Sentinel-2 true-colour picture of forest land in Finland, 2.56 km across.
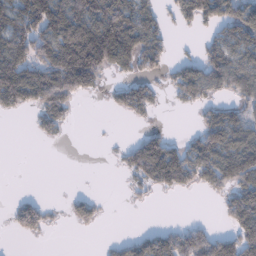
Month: January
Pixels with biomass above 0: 50%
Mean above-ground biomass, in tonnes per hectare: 68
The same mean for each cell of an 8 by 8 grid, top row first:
98 156 141 166 91 41 92 118
105 117 226 194 122 13 50 79
149 148 164 27 57 66 103 83
42 93 7 24 56 6 46 56
0 9 0 4 78 39 105 96
0 0 0 2 83 119 97 116
47 33 47 1 5 0 0 142
11 7 0 14 59 98 109 123
